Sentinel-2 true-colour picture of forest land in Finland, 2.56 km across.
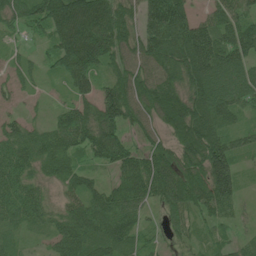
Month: June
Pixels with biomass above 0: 94%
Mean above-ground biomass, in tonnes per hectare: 81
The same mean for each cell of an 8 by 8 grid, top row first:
69 127 163 114 92 156 59 77
19 40 151 105 103 149 121 93
35 22 90 73 94 81 144 105
25 25 92 120 94 142 132 56
69 69 73 114 50 91 143 43
73 41 55 36 118 129 145 49
75 34 71 98 65 86 81 32
25 30 88 100 36 41 27 35
